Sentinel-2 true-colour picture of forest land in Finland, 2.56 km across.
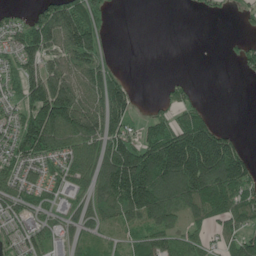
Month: June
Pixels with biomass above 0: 65%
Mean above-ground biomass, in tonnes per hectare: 81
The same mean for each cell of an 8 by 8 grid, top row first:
30 104 123 18 0 0 14 14
83 119 154 9 0 0 0 27
62 140 107 97 0 14 0 5
61 188 157 144 15 55 33 0
92 140 105 116 113 188 220 57
82 73 75 152 212 206 216 138
75 47 52 85 173 118 120 106
57 71 42 26 64 67 44 75
